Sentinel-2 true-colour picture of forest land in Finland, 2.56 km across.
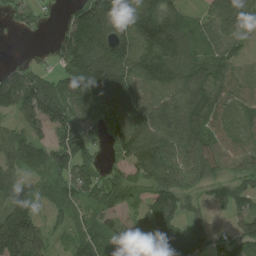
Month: August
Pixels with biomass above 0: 85%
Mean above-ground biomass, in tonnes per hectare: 104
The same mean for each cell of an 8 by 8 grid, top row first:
54 21 113 171 172 93 89 192
1 27 174 146 141 142 59 52
119 84 165 170 107 136 111 70
89 148 138 143 138 130 130 74
115 101 96 93 140 119 112 88
86 82 108 66 83 97 72 69
113 56 68 77 101 89 39 72
238 66 77 87 93 138 111 130
